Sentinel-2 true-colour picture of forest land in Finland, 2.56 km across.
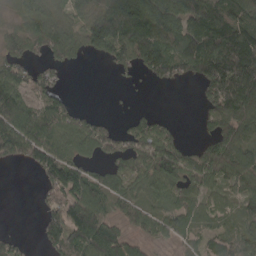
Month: April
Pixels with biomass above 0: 72%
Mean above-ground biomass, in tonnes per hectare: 89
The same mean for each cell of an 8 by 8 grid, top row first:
50 81 71 172 210 162 146 90
70 109 70 130 158 124 166 181
98 55 0 7 24 46 131 191
149 104 50 9 38 3 84 138
121 127 93 81 114 92 64 109
0 96 104 79 92 116 100 97
0 68 139 64 61 58 47 48
34 82 122 136 38 38 60 77
